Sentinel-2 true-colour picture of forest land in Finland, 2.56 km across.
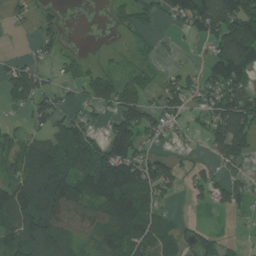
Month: July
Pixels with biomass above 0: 62%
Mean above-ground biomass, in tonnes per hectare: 72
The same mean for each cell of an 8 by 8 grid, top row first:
25 21 0 22 48 79 149 179
1 30 4 8 17 8 33 179
64 25 34 53 48 41 68 94
18 86 43 55 90 48 84 147
83 92 131 149 62 21 37 119
88 164 108 190 146 67 48 40
128 148 86 120 99 13 20 34
114 126 52 102 105 65 40 12
